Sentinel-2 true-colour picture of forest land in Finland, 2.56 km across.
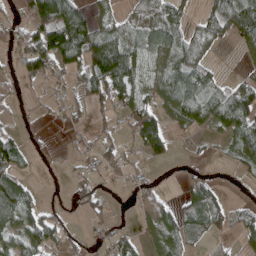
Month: April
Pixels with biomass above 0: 59%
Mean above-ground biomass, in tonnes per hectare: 50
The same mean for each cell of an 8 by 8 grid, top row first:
28 112 78 40 37 42 34 106
32 127 116 113 73 72 43 30
24 38 50 135 77 92 58 27
12 11 18 35 80 72 89 119
47 7 10 30 74 14 11 86
55 5 23 18 10 7 22 24
122 23 25 14 24 45 109 25
66 68 20 40 26 50 17 36
